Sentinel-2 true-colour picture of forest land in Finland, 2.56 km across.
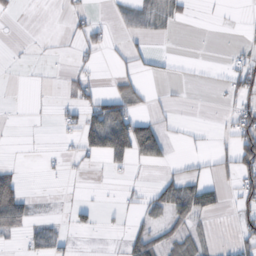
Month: October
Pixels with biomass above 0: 24%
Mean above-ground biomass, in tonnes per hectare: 18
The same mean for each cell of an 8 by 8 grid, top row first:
6 0 14 8 36 22 1 1
0 1 15 9 9 0 0 8
0 1 16 11 11 5 2 39
0 1 32 79 12 3 0 34
0 0 34 96 79 4 2 57
21 3 2 5 2 23 14 45
62 1 13 3 19 61 36 28
6 33 1 1 46 30 9 25
